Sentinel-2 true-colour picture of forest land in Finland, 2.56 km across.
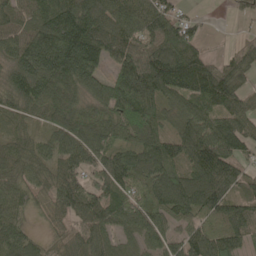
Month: May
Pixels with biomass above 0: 91%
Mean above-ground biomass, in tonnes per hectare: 97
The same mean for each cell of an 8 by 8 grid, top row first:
75 111 159 96 97 75 12 20
86 159 176 98 115 192 30 49
89 126 114 91 184 155 149 105
72 87 83 87 145 81 88 118
68 52 120 95 118 97 145 96
64 61 91 119 89 111 141 80
71 63 98 102 90 117 109 87
81 46 90 68 66 66 114 75
